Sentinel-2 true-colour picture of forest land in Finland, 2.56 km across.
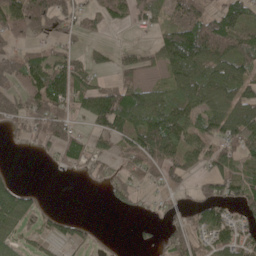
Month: May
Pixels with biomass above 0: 63%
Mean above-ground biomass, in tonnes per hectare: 70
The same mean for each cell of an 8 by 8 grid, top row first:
111 124 63 71 51 77 91 93
48 44 28 25 26 163 150 122
95 161 90 33 51 86 122 108
72 117 48 155 118 114 92 112
16 65 74 49 126 101 73 115
14 4 21 53 76 58 68 93
92 6 0 17 19 31 86 54
35 29 34 1 9 60 55 72
